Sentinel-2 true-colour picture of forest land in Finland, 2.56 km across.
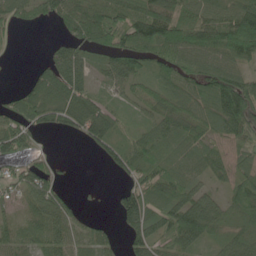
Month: June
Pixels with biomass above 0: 78%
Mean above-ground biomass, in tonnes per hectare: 67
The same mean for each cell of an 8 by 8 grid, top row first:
45 43 75 82 96 116 79 111
4 16 53 79 90 126 125 152
3 83 80 50 65 81 100 88
84 77 77 46 50 91 81 118
77 4 12 52 69 59 73 69
60 68 0 13 73 78 52 82
34 84 20 18 104 106 81 95
39 61 45 44 74 86 52 53
